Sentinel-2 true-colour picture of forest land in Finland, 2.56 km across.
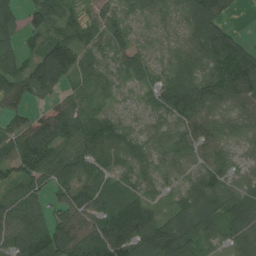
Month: July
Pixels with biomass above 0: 90%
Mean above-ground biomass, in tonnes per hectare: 63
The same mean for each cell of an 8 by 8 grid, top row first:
53 78 28 29 44 47 107 6
44 82 80 43 53 45 93 79
72 115 37 23 36 61 72 114
37 69 57 35 33 75 66 64
84 96 91 80 39 48 54 26
57 74 80 51 38 21 52 22
71 43 85 87 59 40 73 81
70 124 103 100 86 121 50 46
